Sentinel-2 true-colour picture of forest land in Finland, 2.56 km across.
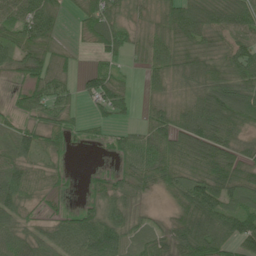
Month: June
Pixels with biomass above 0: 81%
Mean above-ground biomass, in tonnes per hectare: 62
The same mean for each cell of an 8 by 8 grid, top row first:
74 79 42 60 24 77 98 98
71 61 12 66 47 66 52 65
22 83 35 67 25 51 90 80
30 64 17 51 21 66 151 110
73 51 12 28 72 88 117 60
76 43 6 32 68 63 97 73
67 15 32 62 18 41 96 76
73 55 95 118 57 68 120 82
